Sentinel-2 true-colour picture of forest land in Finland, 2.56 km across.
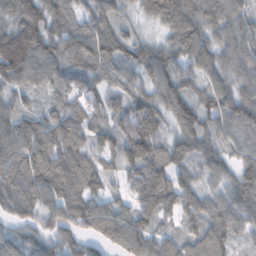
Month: February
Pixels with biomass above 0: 95%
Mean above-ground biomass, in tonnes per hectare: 96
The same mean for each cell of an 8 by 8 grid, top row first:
120 110 76 77 56 155 120 88
192 119 117 119 87 97 100 116
102 81 84 69 88 102 74 87
85 51 93 92 111 105 94 114
109 107 83 92 157 75 82 72
107 128 118 52 142 78 62 86
89 98 115 73 107 98 90 97
68 72 71 79 110 76 113 47
